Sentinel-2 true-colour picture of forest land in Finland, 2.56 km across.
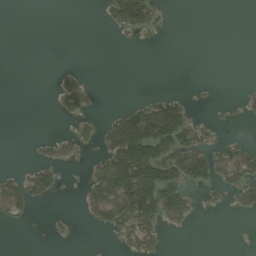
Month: August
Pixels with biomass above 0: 25%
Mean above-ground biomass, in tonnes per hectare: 34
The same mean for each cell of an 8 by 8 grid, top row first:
0 0 0 54 82 0 0 0
0 0 0 1 2 0 0 0
0 1 22 0 0 0 1 1
0 3 44 17 95 100 2 12
0 19 29 90 188 114 35 21
30 57 4 148 157 118 76 74
54 6 15 113 158 96 9 29
0 4 0 10 75 0 0 0
